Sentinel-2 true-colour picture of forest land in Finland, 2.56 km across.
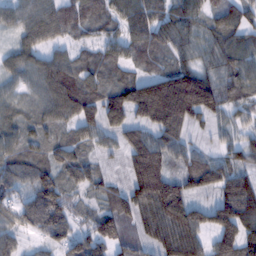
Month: February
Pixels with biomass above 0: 93%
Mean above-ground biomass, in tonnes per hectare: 89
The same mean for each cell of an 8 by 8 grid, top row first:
35 57 85 72 105 91 69 78
44 60 51 70 98 80 71 84
45 102 108 70 102 160 102 101
54 76 131 131 151 208 109 62
73 72 70 50 122 78 24 63
85 74 85 36 188 87 110 91
65 107 39 90 108 157 75 147
57 59 79 106 67 152 63 142
